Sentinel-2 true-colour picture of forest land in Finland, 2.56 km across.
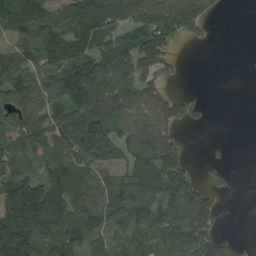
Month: August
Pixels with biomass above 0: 71%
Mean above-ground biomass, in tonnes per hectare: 91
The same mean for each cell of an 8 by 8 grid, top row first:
133 116 137 123 110 134 61 0
81 115 88 103 132 23 4 0
109 96 137 128 93 14 0 0
76 94 108 134 93 83 22 0
96 140 137 116 137 68 6 0
110 102 82 79 120 120 32 3
231 196 109 123 99 117 113 0
204 181 102 62 101 146 121 29
